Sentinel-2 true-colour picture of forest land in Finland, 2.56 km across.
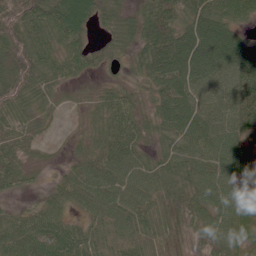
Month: June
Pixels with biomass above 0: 90%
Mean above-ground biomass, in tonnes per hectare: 56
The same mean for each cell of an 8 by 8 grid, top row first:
74 81 92 45 53 65 89 58
64 49 49 37 57 92 95 70
77 53 23 13 38 87 76 93
63 23 14 58 31 93 75 80
49 11 17 65 37 60 74 53
47 9 56 72 63 56 63 44
19 50 34 70 56 46 64 72
80 82 63 45 47 31 51 56
